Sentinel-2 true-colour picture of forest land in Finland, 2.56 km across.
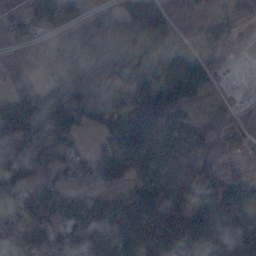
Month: November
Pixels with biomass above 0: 81%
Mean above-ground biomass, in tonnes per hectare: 100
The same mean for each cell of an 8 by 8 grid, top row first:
58 147 119 97 197 56 27 38
16 111 172 190 128 93 27 14
13 65 99 112 109 191 77 1
147 205 152 92 161 128 62 16
109 149 49 68 102 97 110 14
152 62 111 103 67 71 101 63
100 121 93 129 116 135 121 129
63 80 146 156 114 143 94 102
